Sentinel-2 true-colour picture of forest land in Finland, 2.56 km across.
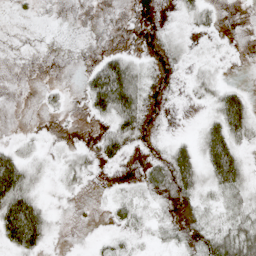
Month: May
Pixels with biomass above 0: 54%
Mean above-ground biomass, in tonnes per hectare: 28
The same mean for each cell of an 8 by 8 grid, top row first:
3 0 0 0 10 22 24 1
0 0 0 8 9 26 14 4
0 2 11 133 35 13 27 4
0 9 4 88 46 6 21 92
20 9 9 53 17 33 72 43
99 18 26 4 27 88 46 62
115 23 3 21 20 45 22 29
82 30 1 18 13 29 56 76
